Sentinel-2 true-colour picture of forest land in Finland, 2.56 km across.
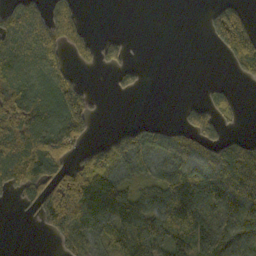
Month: October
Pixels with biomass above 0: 58%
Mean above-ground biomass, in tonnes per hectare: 72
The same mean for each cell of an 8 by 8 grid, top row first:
60 69 31 0 0 0 36 88
83 72 43 46 0 0 11 150
97 72 37 18 18 0 4 31
144 111 111 0 0 9 90 26
90 125 58 106 103 75 84 54
121 106 136 127 56 94 129 156
15 129 129 116 100 105 102 135
0 21 133 92 137 80 120 124
